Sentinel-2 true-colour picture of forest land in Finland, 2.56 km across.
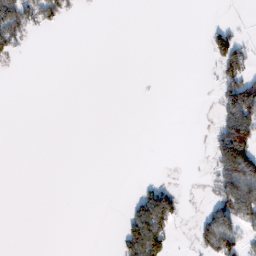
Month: February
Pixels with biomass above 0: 17%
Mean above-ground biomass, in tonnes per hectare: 27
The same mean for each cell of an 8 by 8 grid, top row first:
144 70 4 0 0 0 0 2
40 0 0 0 0 0 31 60
0 0 0 0 0 0 2 118
0 0 0 0 0 0 4 148
0 0 0 0 0 0 21 187
0 0 0 0 2 0 25 163
0 0 0 0 109 67 33 123
0 0 0 6 169 16 82 81
